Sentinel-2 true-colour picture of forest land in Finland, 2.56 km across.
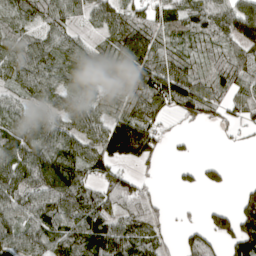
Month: April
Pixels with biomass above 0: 79%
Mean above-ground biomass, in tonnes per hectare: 73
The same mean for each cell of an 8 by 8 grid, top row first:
87 73 50 90 85 94 101 143
59 77 77 63 103 47 46 80
72 93 46 67 92 118 59 67
56 51 98 55 87 41 52 53
88 102 96 121 112 18 0 14
94 131 82 74 16 22 42 1
83 107 105 72 79 7 32 82
101 96 88 114 78 23 67 139
